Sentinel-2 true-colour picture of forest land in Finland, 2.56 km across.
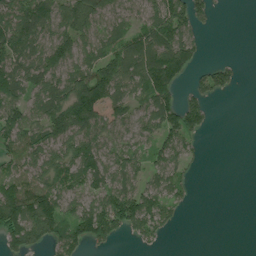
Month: July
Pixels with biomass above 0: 67%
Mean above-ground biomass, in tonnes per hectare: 72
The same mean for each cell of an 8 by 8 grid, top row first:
117 97 145 68 56 106 37 0
120 119 101 65 110 123 10 0
106 112 134 168 115 96 64 18
96 117 150 67 55 103 43 0
83 103 115 58 47 76 4 0
70 88 100 84 60 60 1 0
118 120 69 123 104 38 0 0
81 82 89 51 35 2 0 0
